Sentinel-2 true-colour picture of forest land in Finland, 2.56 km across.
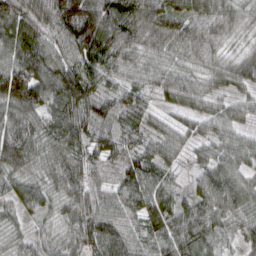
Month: March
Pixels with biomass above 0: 97%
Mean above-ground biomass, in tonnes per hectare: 73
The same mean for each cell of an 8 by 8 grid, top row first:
90 97 152 110 112 96 79 58
96 81 120 99 64 60 70 38
138 110 120 57 62 71 51 60
94 73 100 71 64 40 45 42
117 65 79 70 62 57 46 55
65 56 62 33 85 28 63 61
41 42 94 65 73 64 69 70
38 49 91 87 66 84 61 45
